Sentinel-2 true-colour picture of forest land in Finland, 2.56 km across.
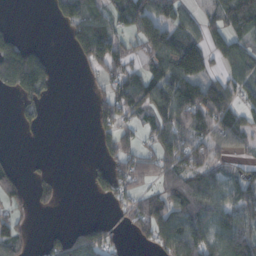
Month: October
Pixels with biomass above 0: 56%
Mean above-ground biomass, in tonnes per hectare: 63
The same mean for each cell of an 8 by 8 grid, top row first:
1 13 100 70 122 65 39 98
84 11 65 94 83 124 77 66
135 65 4 69 83 129 80 72
18 10 0 81 62 106 122 79
1 1 0 72 44 109 80 45
42 25 0 72 59 101 86 57
36 19 0 19 82 103 111 94
69 23 70 42 31 128 101 111
